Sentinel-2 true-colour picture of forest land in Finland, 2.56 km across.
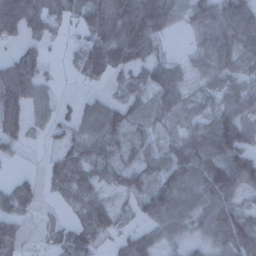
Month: December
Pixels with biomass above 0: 77%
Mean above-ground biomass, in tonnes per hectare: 60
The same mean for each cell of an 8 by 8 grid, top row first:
139 80 51 108 142 55 71 90
36 20 52 112 77 3 62 73
135 25 23 34 48 57 34 41
86 35 45 75 36 51 43 60
40 19 64 73 44 50 79 82
21 36 76 46 52 87 96 98
64 5 61 52 68 87 69 56
49 17 65 34 84 35 41 86
